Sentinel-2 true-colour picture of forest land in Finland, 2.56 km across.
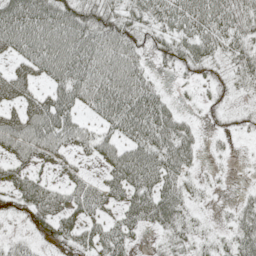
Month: May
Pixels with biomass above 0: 75%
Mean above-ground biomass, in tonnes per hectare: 40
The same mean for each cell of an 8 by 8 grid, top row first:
70 68 61 46 39 48 64 55
45 76 69 59 29 46 43 41
39 40 62 61 40 12 26 29
30 72 37 65 79 26 12 21
55 53 35 41 62 60 8 5
43 20 22 41 63 45 8 1
24 54 47 29 58 47 7 25
16 21 43 48 9 26 20 44
